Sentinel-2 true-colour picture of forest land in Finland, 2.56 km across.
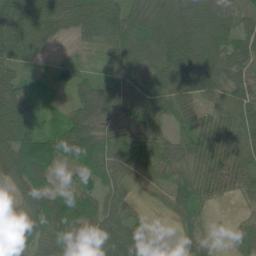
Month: June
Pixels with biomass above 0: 90%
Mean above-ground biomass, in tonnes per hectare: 69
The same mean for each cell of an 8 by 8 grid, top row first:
152 124 110 110 93 131 159 62
139 39 19 66 73 144 125 63
82 27 67 62 86 142 104 65
156 22 74 83 71 67 41 65
115 79 93 55 65 49 66 60
68 50 43 42 27 47 55 49
38 89 66 51 10 40 20 9
45 59 46 62 36 12 23 26
